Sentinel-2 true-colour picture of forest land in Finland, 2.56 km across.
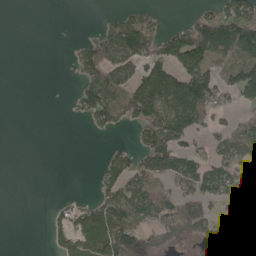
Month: May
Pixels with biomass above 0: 44%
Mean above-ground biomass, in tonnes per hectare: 60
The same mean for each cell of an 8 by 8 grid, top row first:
0 0 0 24 51 0 69 131
0 0 43 129 124 124 145 137
0 0 48 116 117 99 107 108
0 0 43 115 127 118 69 26
0 0 0 13 66 100 44 88
0 0 0 80 79 88 109 65
0 10 46 98 76 85 60 51
0 23 73 172 90 53 49 127
